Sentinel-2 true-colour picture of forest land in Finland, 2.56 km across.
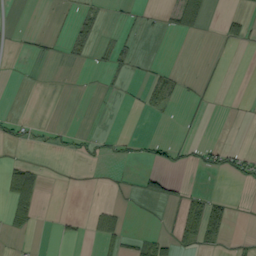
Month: September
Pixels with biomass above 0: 16%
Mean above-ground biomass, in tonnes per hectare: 10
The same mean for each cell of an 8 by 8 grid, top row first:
0 1 12 1 4 37 26 16
0 3 12 12 1 0 1 9
0 0 0 3 11 9 6 0
2 0 0 0 10 4 4 0
16 11 15 11 17 22 17 3
54 3 1 4 21 8 10 22
41 0 0 15 2 14 49 1
5 0 6 33 20 24 32 5
